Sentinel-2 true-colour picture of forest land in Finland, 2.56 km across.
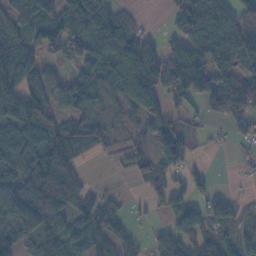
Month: November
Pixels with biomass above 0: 72%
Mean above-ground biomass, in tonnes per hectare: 63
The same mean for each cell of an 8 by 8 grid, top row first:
81 80 93 88 10 53 121 99
68 70 75 94 81 66 99 126
68 40 70 71 122 80 97 97
78 39 55 30 66 26 42 75
74 94 78 25 24 88 10 16
89 133 53 3 32 37 23 6
118 112 65 33 11 48 47 19
87 73 57 52 16 83 40 44
